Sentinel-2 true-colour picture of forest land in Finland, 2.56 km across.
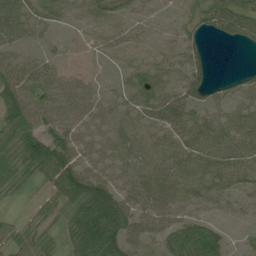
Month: July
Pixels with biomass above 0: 77%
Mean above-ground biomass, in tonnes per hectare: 43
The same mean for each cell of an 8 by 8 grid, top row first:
54 36 29 27 13 13 61 77
30 12 6 15 13 25 14 12
55 43 28 9 40 37 39 35
57 54 49 41 45 53 42 40
47 62 47 44 43 44 52 49
54 56 72 45 46 51 57 50
10 38 74 91 45 50 27 19
53 44 81 88 44 65 81 9
